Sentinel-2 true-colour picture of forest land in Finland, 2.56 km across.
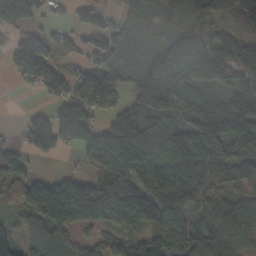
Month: October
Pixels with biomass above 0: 79%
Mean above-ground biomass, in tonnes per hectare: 92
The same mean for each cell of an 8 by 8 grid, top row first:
187 39 17 15 80 107 91 51
67 97 39 57 41 142 133 85
50 118 95 133 77 99 90 84
3 57 109 64 84 65 55 105
33 86 71 168 193 169 141 97
109 47 53 115 113 127 99 66
75 197 179 138 147 119 54 69
66 153 49 41 70 96 116 90
